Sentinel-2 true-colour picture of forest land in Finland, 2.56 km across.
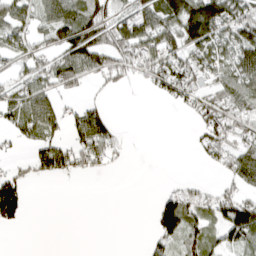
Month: April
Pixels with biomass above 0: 53%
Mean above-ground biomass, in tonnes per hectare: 53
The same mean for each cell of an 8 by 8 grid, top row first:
79 73 97 81 86 102 166 110
67 59 135 99 101 76 101 103
53 77 59 35 34 106 60 78
73 93 57 19 0 12 85 55
27 69 68 50 0 0 59 52
49 44 30 5 0 3 5 66
107 0 0 0 0 78 42 77
0 0 0 0 8 51 54 47
